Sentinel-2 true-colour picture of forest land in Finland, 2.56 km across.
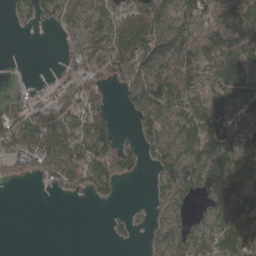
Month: April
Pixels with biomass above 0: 64%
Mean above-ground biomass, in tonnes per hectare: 74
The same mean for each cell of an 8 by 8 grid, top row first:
29 39 45 95 140 76 140 202
2 1 54 101 123 133 135 164
3 10 89 63 97 156 65 131
63 106 98 43 88 70 122 63
99 103 124 82 41 75 148 102
33 51 86 104 15 156 103 121
0 0 1 7 9 78 57 112
0 0 0 11 13 69 68 105
